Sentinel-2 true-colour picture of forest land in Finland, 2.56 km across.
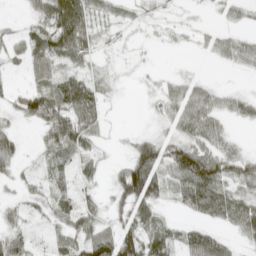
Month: April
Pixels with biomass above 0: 61%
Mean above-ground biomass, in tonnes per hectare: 29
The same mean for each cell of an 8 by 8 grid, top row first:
2 49 56 12 6 4 3 12
21 53 46 6 3 5 16 33
3 38 39 12 3 17 12 2
24 56 61 4 2 35 43 22
23 27 36 6 36 41 36 8
17 26 20 18 96 44 84 38
16 20 30 24 46 13 56 46
34 16 43 75 66 29 49 17
